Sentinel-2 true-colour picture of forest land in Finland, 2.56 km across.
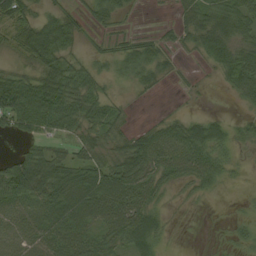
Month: August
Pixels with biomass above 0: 73%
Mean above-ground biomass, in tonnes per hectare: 42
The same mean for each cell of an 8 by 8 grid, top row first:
69 29 21 34 1 18 69 67
44 84 18 19 36 16 55 50
51 71 54 19 25 8 3 65
83 80 63 37 0 6 7 9
13 35 49 40 60 73 67 21
85 93 66 71 63 42 45 6
50 63 83 74 56 4 2 8
48 57 58 43 66 4 3 22
